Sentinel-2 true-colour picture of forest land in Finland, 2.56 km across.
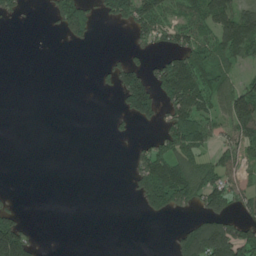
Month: June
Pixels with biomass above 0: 38%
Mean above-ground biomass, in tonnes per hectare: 59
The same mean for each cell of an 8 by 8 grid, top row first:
32 20 125 71 117 62 147 128
0 0 12 2 36 81 104 142
0 0 0 44 116 188 113 56
0 0 0 10 106 123 89 169
0 0 0 4 32 135 62 98
0 0 0 0 126 170 100 68
37 0 0 0 44 79 91 57
196 1 0 0 0 52 195 143
